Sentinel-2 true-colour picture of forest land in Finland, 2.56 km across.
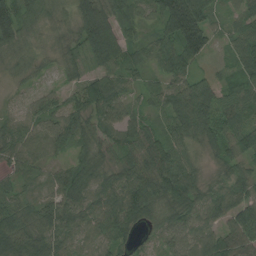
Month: August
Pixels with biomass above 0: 95%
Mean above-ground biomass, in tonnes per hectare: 65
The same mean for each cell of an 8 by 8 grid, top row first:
95 42 70 88 45 164 68 34
48 27 54 115 54 105 66 55
22 15 48 69 30 64 49 50
25 53 61 70 41 100 101 67
69 62 55 50 85 64 63 87
42 41 66 61 79 107 28 61
68 67 81 99 85 76 66 89
112 75 47 62 19 59 73 71
